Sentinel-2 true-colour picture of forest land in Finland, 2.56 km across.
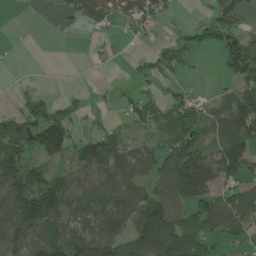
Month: June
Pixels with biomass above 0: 65%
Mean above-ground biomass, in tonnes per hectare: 74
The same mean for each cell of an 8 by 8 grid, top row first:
0 2 81 64 85 13 32 57
2 0 0 15 11 74 55 124
3 0 0 4 36 28 4 102
42 74 22 17 67 68 49 123
116 134 65 102 53 134 75 101
178 89 80 117 82 164 130 77
150 132 87 113 140 98 90 114
113 127 127 120 175 130 53 39
